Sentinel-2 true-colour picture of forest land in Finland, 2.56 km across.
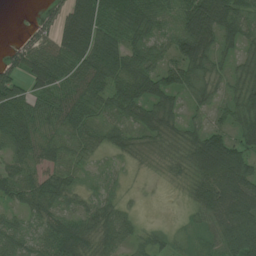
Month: July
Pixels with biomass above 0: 86%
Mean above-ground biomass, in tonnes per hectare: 55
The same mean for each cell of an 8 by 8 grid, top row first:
0 24 86 70 76 58 124 58
35 56 86 69 60 66 75 37
56 94 78 67 74 61 56 40
75 69 70 58 58 42 32 58
65 64 49 39 34 37 95 54
60 53 32 20 6 20 86 93
32 57 32 43 4 2 70 92
49 61 81 62 31 15 22 87
